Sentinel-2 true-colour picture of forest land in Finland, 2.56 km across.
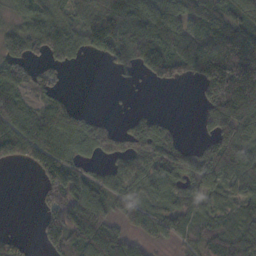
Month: November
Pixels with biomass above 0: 72%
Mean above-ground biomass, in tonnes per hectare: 89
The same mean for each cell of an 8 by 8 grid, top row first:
50 81 71 172 210 162 146 90
70 109 70 130 158 124 166 181
98 55 0 7 24 46 131 191
149 104 50 9 38 3 84 138
121 127 93 81 114 92 64 109
0 96 104 79 92 116 100 97
0 68 139 64 61 58 47 48
34 82 122 136 38 38 60 77
